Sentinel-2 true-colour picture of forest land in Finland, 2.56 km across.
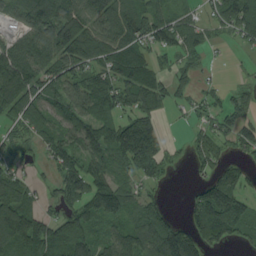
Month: August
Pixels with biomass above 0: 75%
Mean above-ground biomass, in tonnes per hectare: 84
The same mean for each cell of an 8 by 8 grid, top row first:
58 149 104 98 93 55 41 114
80 103 124 94 71 66 35 18
169 118 87 97 93 54 11 10
100 98 105 88 90 21 47 76
44 83 116 144 197 8 58 68
70 22 98 91 61 5 42 55
161 29 80 122 91 9 183 134
149 92 107 74 124 176 88 41
